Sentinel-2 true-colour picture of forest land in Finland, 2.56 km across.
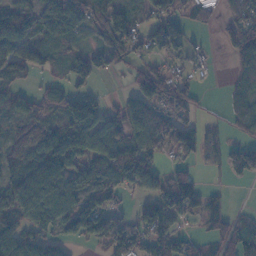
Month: November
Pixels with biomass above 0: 70%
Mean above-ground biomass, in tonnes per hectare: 62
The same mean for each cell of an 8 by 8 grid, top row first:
92 106 105 99 56 63 45 68
87 51 39 83 48 55 9 111
45 20 46 8 76 46 2 50
50 43 105 40 105 74 7 53
58 102 88 80 77 92 41 55
61 90 79 83 74 77 5 45
87 92 93 45 36 89 64 7
90 53 25 81 67 52 35 87
